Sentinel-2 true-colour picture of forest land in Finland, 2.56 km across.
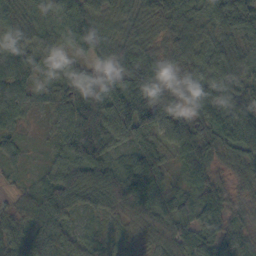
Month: October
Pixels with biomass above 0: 97%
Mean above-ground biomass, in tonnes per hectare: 58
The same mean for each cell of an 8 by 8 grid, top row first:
42 44 80 40 43 53 48 67
40 36 47 60 58 74 54 41
52 29 83 72 84 73 63 48
44 30 123 92 120 59 80 67
30 17 130 76 50 52 58 85
17 42 78 88 118 18 45 38
41 84 38 48 61 61 71 38
65 70 43 29 35 64 47 42
